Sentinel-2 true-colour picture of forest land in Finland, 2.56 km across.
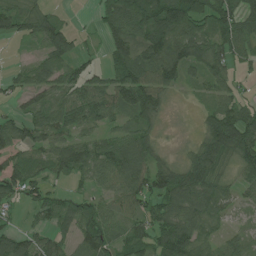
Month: July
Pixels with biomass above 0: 80%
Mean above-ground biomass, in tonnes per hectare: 75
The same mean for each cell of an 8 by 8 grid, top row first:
84 52 2 90 142 161 117 109
3 82 33 80 114 124 91 80
32 67 75 77 110 69 68 34
34 76 87 73 114 3 45 97
82 65 73 78 83 5 98 123
86 54 51 88 99 102 101 43
28 71 82 53 62 102 85 44
84 62 85 81 80 120 51 66
